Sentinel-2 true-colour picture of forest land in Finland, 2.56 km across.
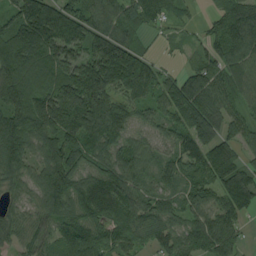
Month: August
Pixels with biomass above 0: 92%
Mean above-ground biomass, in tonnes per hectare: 115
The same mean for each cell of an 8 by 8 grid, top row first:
117 214 122 95 92 53 27 121
134 147 134 177 53 16 72 112
138 117 202 186 174 94 132 96
146 194 221 160 78 121 145 62
144 159 147 126 86 87 121 87
94 172 126 129 85 91 102 121
61 119 123 108 88 84 99 95
71 96 139 81 61 99 140 55
